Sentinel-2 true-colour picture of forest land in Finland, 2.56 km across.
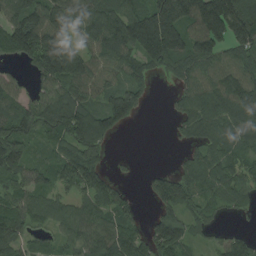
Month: August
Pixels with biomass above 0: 80%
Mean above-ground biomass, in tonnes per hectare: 102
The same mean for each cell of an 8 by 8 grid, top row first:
116 166 114 139 170 212 250 238
127 200 110 107 177 179 143 112
38 111 122 57 69 58 93 108
98 119 151 139 33 42 121 117
136 55 141 29 0 16 90 83
95 68 165 54 21 88 103 79
97 77 72 106 16 101 57 48
99 46 89 127 106 147 35 71
